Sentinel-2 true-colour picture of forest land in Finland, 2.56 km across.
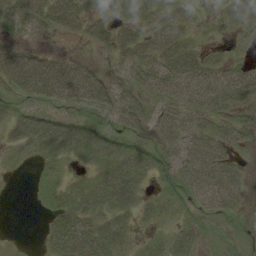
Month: August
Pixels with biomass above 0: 73%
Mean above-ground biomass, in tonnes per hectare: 32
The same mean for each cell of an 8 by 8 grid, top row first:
51 59 48 33 33 37 2 38
30 11 5 32 46 54 12 5
61 83 61 25 39 55 54 55
22 28 29 39 37 42 43 21
22 43 42 34 18 32 46 17
2 15 11 48 31 31 57 27
0 15 44 44 21 20 23 13
1 18 50 44 10 31 17 10
